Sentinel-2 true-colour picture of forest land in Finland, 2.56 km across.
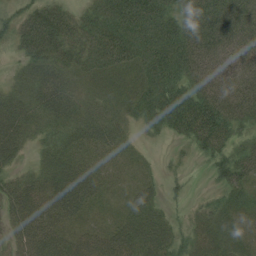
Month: August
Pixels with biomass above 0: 88%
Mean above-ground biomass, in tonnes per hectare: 37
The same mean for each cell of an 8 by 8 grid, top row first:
27 52 26 53 63 39 44 37
24 57 42 58 47 56 41 32
21 47 27 32 39 47 42 33
50 40 31 27 34 58 67 36
43 26 34 30 7 9 46 22
28 43 51 24 16 9 12 39
46 59 45 20 38 9 21 24
36 62 45 48 50 31 33 26
